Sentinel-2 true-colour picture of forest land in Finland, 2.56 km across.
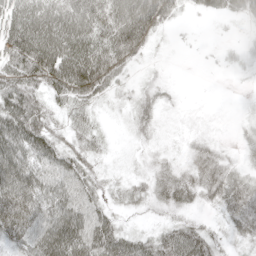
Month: May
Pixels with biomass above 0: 83%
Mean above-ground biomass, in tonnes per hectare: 54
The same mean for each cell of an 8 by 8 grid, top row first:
80 99 120 117 139 35 35 41
101 114 112 124 51 5 3 16
76 79 111 56 16 4 0 5
89 46 38 9 39 7 4 4
112 72 37 9 14 6 29 17
116 66 65 14 19 43 49 39
74 69 81 28 16 35 17 74
40 103 106 97 47 78 52 24
